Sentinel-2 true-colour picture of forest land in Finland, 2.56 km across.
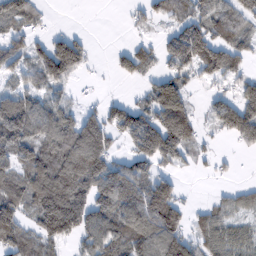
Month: February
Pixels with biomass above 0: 67%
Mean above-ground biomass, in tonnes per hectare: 80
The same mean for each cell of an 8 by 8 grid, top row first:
84 13 0 0 34 49 96 99
75 97 79 15 41 107 109 65
46 101 19 10 43 71 35 45
160 100 61 72 78 122 37 115
130 112 186 30 115 113 19 36
94 160 177 132 77 43 11 7
117 194 146 128 122 99 40 56
92 91 57 96 110 121 85 64
